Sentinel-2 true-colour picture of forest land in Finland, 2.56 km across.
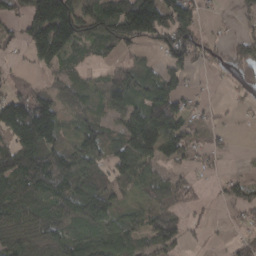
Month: March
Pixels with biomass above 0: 72%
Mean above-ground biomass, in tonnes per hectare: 82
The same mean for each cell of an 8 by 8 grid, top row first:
57 192 133 145 229 159 14 50
29 156 60 56 44 146 56 88
45 32 58 72 88 83 6 37
150 146 56 63 131 123 23 18
124 141 99 87 137 119 33 1
127 147 115 74 80 45 18 39
80 70 131 74 53 55 14 56
96 97 102 105 64 86 11 41
